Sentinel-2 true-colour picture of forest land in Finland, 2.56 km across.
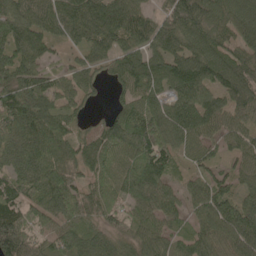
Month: May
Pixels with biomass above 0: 91%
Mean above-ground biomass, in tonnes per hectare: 89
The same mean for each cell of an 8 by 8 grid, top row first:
113 99 120 112 80 114 103 109
94 61 52 77 87 83 101 85
105 65 59 45 112 112 104 124
131 106 34 36 111 98 108 82
89 123 71 93 112 83 57 67
73 117 54 81 163 39 58 56
100 110 70 65 87 55 112 85
157 65 91 83 87 58 93 111
